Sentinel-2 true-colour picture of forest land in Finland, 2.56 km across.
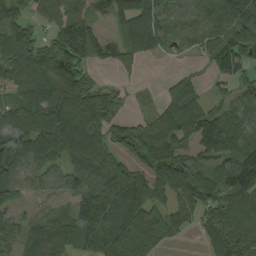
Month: August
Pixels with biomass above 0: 81%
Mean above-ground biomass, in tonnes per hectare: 85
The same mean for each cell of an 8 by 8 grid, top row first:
72 55 63 70 138 62 64 116
89 63 147 64 125 40 74 108
71 94 99 13 10 41 26 83
94 113 134 60 23 87 92 60
103 117 132 87 158 127 108 82
61 63 72 90 89 158 67 139
33 29 68 98 117 107 106 106
48 86 76 108 117 33 71 120
